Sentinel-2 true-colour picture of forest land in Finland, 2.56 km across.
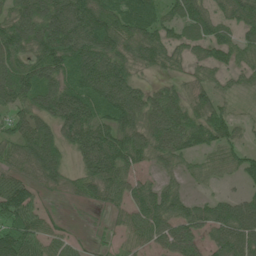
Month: June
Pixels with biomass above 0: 84%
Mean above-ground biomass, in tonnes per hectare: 74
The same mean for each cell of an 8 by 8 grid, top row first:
87 120 123 119 113 79 81 90
98 122 119 91 98 63 76 61
109 84 91 111 24 33 40 31
59 90 107 93 75 82 73 13
77 106 88 118 72 77 75 46
57 71 55 89 33 35 30 43
113 21 13 38 83 74 66 84
131 61 17 15 55 89 53 92
